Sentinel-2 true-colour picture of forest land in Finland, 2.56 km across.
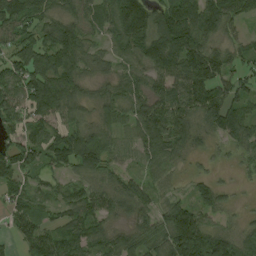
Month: August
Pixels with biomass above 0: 88%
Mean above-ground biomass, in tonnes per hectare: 83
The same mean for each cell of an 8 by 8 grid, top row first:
106 81 67 99 135 151 131 74
91 114 104 39 120 168 101 51
92 128 80 56 68 93 143 59
70 94 51 64 88 100 118 88
86 103 136 70 86 88 33 72
79 38 60 52 40 23 28 15
55 43 85 66 58 98 72 17
40 87 99 70 80 164 170 73
